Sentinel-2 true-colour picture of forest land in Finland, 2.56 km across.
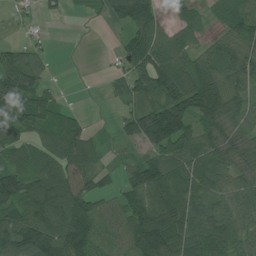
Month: July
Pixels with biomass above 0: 79%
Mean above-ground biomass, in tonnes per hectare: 80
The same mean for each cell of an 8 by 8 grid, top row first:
19 19 6 58 121 39 27 74
47 23 0 9 135 97 43 73
116 29 1 40 113 132 109 99
118 84 19 9 99 141 138 70
76 87 93 13 90 124 76 70
108 119 92 26 106 88 89 72
110 163 108 58 92 101 90 77
135 161 146 76 122 103 100 71
